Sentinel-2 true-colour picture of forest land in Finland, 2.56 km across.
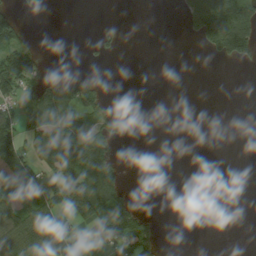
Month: August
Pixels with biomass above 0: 33%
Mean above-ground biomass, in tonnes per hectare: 43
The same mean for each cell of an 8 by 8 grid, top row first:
35 0 0 1 0 4 132 122
88 2 2 18 0 0 39 105
112 39 72 1 0 0 0 0
48 132 82 46 0 0 0 0
98 133 113 45 0 0 0 0
159 48 133 74 0 0 0 0
73 86 125 104 14 0 0 0
97 121 47 117 70 0 0 0
